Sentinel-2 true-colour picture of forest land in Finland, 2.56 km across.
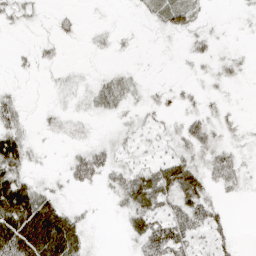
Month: April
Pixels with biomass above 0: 57%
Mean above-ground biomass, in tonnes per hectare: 19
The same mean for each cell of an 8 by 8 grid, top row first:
15 5 6 1 11 42 7 4
3 9 2 6 1 3 15 4
4 4 6 14 6 5 8 8
21 7 7 10 14 13 17 5
48 3 9 18 15 21 30 10
47 7 34 28 34 44 25 22
89 47 10 6 41 36 35 0
80 62 29 0 44 49 25 5
